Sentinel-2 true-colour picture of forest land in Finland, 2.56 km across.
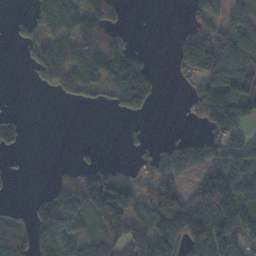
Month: November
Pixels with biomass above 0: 57%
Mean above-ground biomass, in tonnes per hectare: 88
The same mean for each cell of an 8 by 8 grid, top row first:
13 108 116 95 0 0 81 95
13 94 125 163 25 66 193 102
0 57 101 114 167 19 103 143
11 0 3 24 61 3 162 143
28 0 9 0 30 62 92 133
11 11 128 124 64 115 98 123
15 189 170 210 104 186 141 167
103 125 74 112 192 149 156 101
